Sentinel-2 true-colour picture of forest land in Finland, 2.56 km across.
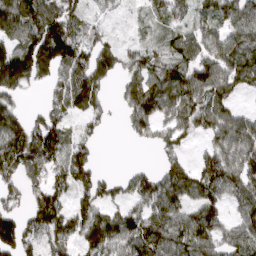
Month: March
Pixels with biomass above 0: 77%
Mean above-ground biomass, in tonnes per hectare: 87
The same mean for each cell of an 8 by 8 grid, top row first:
153 119 69 18 32 82 80 113
117 148 101 58 58 77 92 112
136 61 119 48 107 94 132 106
62 76 62 25 93 94 114 42
131 125 68 0 21 64 49 111
99 89 78 31 65 98 110 120
69 129 72 59 92 95 105 80
112 64 72 101 133 109 99 93
